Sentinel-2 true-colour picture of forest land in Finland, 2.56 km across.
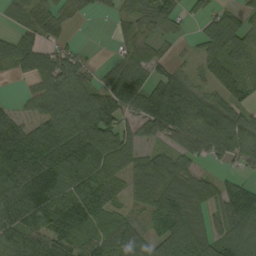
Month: September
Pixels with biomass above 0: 79%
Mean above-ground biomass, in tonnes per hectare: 77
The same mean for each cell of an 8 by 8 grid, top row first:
26 57 19 21 53 44 47 54
76 52 16 13 38 12 75 102
19 81 69 42 63 71 64 93
32 75 96 99 93 118 95 54
166 130 122 112 47 68 99 84
140 130 91 87 103 99 31 34
121 112 118 65 62 105 68 127
86 110 73 93 75 126 80 109
